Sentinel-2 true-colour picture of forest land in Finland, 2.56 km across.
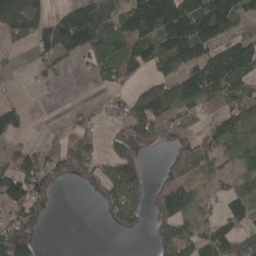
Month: April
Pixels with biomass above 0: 63%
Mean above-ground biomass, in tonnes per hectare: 76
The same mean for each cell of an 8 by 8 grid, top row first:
139 66 130 90 181 204 154 89
21 89 121 114 126 168 108 121
7 31 8 59 44 99 162 100
77 0 21 31 119 110 59 111
44 37 96 47 64 47 75 64
102 83 54 87 53 53 35 58
64 24 0 70 63 129 36 73
145 1 0 1 3 109 98 75
